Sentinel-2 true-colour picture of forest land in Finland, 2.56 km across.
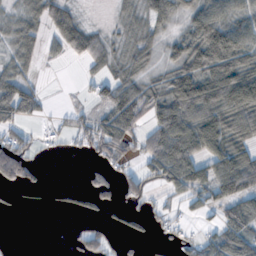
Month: October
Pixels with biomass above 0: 61%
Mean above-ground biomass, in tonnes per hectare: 53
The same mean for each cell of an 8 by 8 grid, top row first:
37 55 26 11 48 43 88 61
54 23 66 34 48 49 125 90
62 2 10 54 46 84 94 123
85 10 25 85 78 108 105 124
70 11 28 85 56 132 97 68
93 5 6 41 65 101 70 63
10 7 25 31 30 22 20 71
3 0 36 31 21 19 40 87
